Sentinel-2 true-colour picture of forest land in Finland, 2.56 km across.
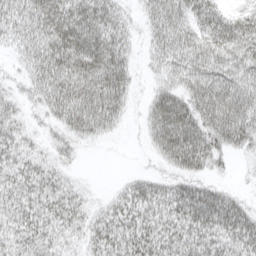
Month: April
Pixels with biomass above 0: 80%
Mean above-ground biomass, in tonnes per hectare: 41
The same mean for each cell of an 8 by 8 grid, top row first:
42 60 60 42 23 48 45 39
24 62 71 59 16 52 53 54
15 60 69 75 9 34 62 51
24 34 79 55 18 68 66 71
32 17 18 4 10 75 60 40
37 35 8 2 20 30 28 5
39 43 32 26 40 43 67 45
38 34 21 41 47 41 39 44
